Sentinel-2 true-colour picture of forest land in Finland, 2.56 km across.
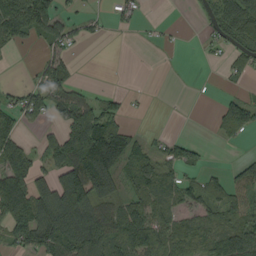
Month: September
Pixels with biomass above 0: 53%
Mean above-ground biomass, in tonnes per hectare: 58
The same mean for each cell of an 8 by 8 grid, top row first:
132 111 28 21 10 0 35 127
26 39 14 0 2 4 15 45
2 69 13 0 0 0 0 21
62 70 128 62 3 0 2 22
61 53 181 147 41 50 6 7
109 36 179 157 86 58 31 19
131 71 156 76 77 50 55 54
59 113 132 92 109 85 65 117
